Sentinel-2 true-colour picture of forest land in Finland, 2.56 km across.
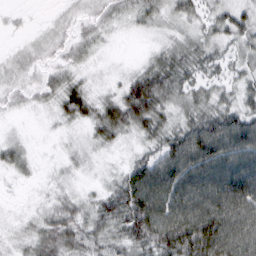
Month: March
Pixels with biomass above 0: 86%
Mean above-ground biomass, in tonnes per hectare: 36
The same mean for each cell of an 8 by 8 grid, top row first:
5 4 16 21 24 23 23 31
9 16 24 5 6 28 28 27
19 25 20 10 51 42 27 27
9 12 39 44 61 27 40 42
18 2 11 20 22 58 78 73
12 7 9 12 68 82 76 82
3 21 31 46 88 81 83 79
13 42 46 42 61 89 100 80
